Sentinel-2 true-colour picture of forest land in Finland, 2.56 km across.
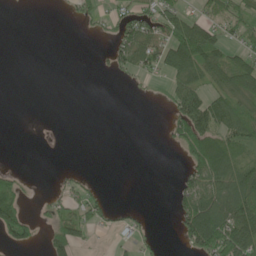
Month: June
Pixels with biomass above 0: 38%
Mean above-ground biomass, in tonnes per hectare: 40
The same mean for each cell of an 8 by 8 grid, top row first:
0 0 27 37 62 65 43 62
0 0 0 37 81 118 108 41
0 0 0 6 18 48 55 88
0 0 0 0 0 67 112 71
0 0 0 0 0 43 100 70
22 1 15 0 0 12 88 98
74 31 62 31 8 46 120 122
62 37 52 10 26 19 134 130
